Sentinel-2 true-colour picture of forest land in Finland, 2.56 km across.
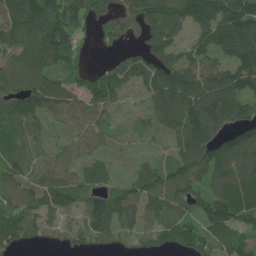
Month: June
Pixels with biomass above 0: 85%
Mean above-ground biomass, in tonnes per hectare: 101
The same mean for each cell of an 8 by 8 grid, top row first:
142 186 122 91 125 134 132 166
111 173 55 30 69 80 87 122
96 101 59 104 85 130 123 130
106 84 88 56 40 142 165 101
82 56 61 32 21 76 125 108
108 97 82 45 104 140 103 125
113 126 94 147 116 115 126 140
102 52 77 89 79 89 104 96
